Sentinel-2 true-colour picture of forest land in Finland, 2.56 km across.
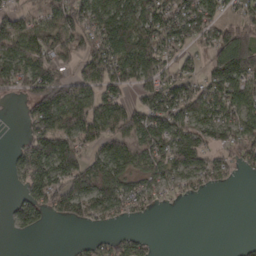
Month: March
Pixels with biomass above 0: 68%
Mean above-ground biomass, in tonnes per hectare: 88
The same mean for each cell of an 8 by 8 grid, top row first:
76 79 126 155 133 112 106 69
119 112 107 164 157 82 66 192
90 167 94 114 112 101 99 144
4 181 144 118 124 121 89 99
28 152 102 115 91 128 93 97
42 141 143 129 70 67 84 21
48 81 100 82 43 4 0 0
5 0 14 59 46 0 0 6
